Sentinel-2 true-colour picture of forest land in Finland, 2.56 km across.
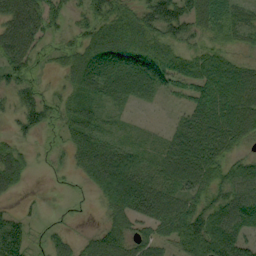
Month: September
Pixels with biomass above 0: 80%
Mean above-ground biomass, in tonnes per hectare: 52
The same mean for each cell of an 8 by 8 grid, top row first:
81 66 27 71 56 87 74 33
80 22 47 74 70 43 38 25
50 9 48 52 57 52 72 66
36 46 41 19 5 16 76 70
27 10 56 45 19 65 80 31
60 6 28 126 66 68 73 69
11 3 2 67 72 65 61 81
77 22 24 79 53 68 131 74
